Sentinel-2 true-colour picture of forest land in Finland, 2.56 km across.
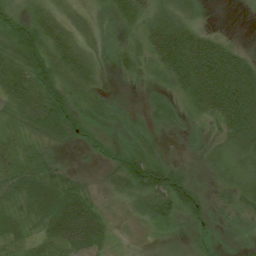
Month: July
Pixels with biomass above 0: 90%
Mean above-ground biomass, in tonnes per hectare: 41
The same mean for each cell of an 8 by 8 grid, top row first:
40 38 24 34 33 47 6 1
68 55 38 21 40 84 75 19
57 74 41 9 26 47 102 88
35 83 40 26 19 28 54 102
31 32 24 26 36 9 24 52
45 46 18 31 97 62 21 32
37 56 79 15 43 58 43 34
29 55 87 27 4 8 23 17
